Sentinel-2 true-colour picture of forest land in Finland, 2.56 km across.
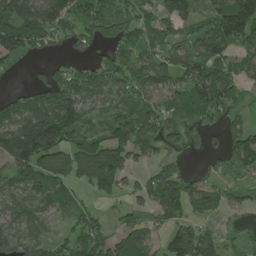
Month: July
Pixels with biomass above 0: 74%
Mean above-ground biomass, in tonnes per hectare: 92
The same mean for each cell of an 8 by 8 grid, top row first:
171 134 114 102 62 94 67 212
128 49 39 79 92 70 115 85
2 63 102 119 103 84 147 87
106 139 113 75 100 73 99 48
188 199 108 161 105 45 20 119
101 118 95 177 40 70 37 48
73 56 51 22 53 119 84 29
73 55 114 92 79 117 112 39
